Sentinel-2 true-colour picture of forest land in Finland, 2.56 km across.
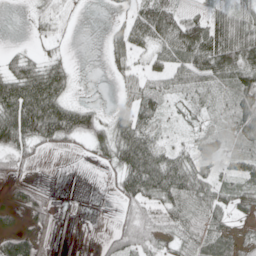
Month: May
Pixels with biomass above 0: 71%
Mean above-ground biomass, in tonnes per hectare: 45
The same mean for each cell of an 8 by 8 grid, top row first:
1 39 10 7 70 61 63 54
11 18 0 28 39 71 104 107
83 88 8 10 42 39 49 69
119 124 63 22 63 21 29 59
69 38 18 66 76 28 41 39
20 1 0 20 105 82 41 44
38 30 1 3 48 66 69 41
72 12 0 27 52 42 80 59
